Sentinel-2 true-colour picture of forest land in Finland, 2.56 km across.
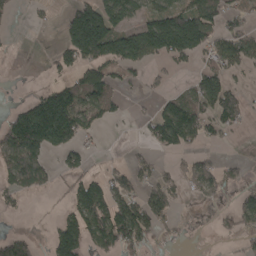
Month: April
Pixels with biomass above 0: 49%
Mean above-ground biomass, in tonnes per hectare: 73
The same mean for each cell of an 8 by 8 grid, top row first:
14 12 145 145 78 135 122 57
3 6 167 156 161 154 89 115
1 28 83 87 32 13 91 22
54 188 131 52 16 138 86 73
150 122 56 2 25 106 31 3
119 53 64 56 53 47 81 49
17 6 122 140 107 37 8 75
74 37 145 124 71 13 0 38
